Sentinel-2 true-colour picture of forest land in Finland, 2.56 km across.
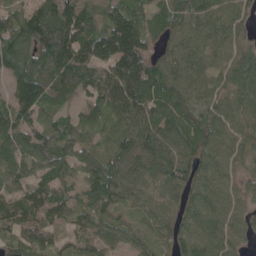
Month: May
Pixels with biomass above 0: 93%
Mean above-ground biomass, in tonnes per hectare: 70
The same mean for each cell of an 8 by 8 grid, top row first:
60 111 113 86 61 84 78 55
104 127 104 111 78 66 42 61
77 108 86 99 105 80 44 66
72 52 43 73 85 60 50 65
56 84 64 48 82 77 61 58
57 66 59 101 83 81 60 41
71 90 61 60 61 58 67 49
51 52 53 63 40 51 54 43
